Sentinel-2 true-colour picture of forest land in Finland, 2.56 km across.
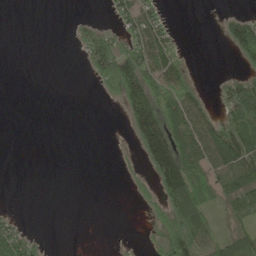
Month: June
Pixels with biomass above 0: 37%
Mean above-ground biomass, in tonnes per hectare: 42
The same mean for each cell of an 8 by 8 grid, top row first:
0 0 6 26 74 3 0 29
0 0 35 81 93 36 0 79
0 0 1 103 125 84 2 59
0 0 0 1 142 78 49 96
0 0 0 0 112 117 124 125
0 0 0 0 19 152 57 112
3 0 0 0 18 130 56 84
87 6 0 0 8 127 83 77
